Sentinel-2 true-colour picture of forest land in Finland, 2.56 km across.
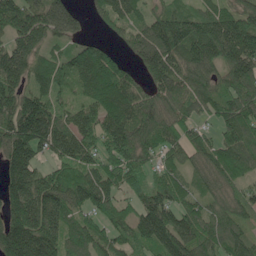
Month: May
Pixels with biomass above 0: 88%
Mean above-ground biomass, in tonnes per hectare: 129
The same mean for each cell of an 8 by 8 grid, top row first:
180 185 69 124 75 128 125 152
147 75 63 49 162 157 196 209
146 93 86 167 69 121 95 161
192 144 100 148 140 101 76 159
190 159 161 126 126 96 102 154
177 120 124 119 64 77 109 78
186 188 112 117 113 131 91 90
212 189 143 112 111 172 124 98
